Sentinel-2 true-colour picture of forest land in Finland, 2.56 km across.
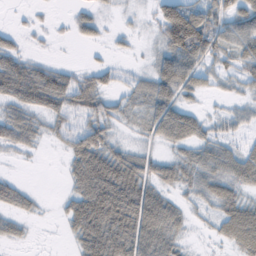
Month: February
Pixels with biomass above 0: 65%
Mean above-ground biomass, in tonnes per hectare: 38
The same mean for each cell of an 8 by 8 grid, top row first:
2 3 23 5 6 80 58 63
23 3 4 8 3 85 67 48
73 58 29 16 17 74 21 30
38 41 40 31 27 59 10 19
37 10 58 33 11 37 39 21
8 0 64 84 45 37 49 51
31 2 73 102 91 41 21 71
17 0 47 85 71 35 7 72
